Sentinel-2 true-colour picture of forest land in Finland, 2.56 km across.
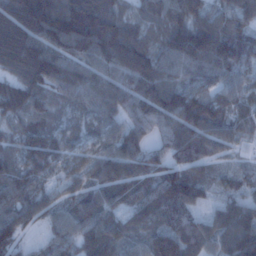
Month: January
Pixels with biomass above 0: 96%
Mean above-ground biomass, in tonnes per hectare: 93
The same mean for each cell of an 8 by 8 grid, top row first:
139 189 195 130 69 109 98 85
135 121 128 159 118 139 163 126
75 108 87 88 153 78 75 74
72 61 58 73 110 131 122 67
62 83 61 70 73 117 99 53
82 52 64 103 73 86 49 59
84 61 65 66 79 97 30 78
62 42 63 91 68 118 83 125
